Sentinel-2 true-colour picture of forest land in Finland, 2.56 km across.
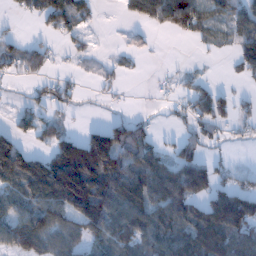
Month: January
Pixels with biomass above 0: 60%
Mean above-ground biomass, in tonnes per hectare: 70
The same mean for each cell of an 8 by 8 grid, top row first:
16 72 63 0 47 99 62 64
38 25 20 4 15 0 13 52
22 30 12 14 2 11 11 16
26 36 8 8 7 20 66 20
77 48 122 165 88 42 31 10
113 181 216 140 146 125 100 28
80 120 145 143 175 131 135 163
97 81 62 95 109 119 180 112
